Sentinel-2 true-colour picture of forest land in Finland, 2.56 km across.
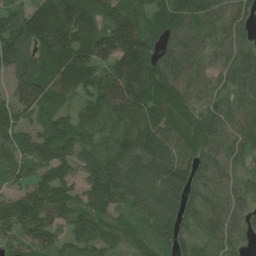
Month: July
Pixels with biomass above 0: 93%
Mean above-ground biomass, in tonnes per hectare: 70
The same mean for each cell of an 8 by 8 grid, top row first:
60 111 113 86 61 84 78 55
104 127 104 111 78 66 42 61
77 108 86 99 105 80 44 66
72 52 43 73 85 60 50 65
56 84 64 48 82 77 61 58
57 66 59 101 83 81 60 41
71 90 61 60 61 58 67 49
51 52 53 63 40 51 54 43
